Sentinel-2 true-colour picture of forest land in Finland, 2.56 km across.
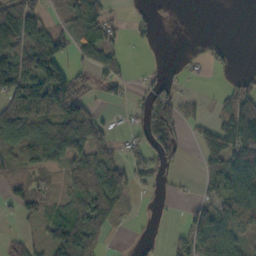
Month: October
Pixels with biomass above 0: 58%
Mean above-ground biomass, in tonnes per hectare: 62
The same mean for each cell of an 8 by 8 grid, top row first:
154 44 158 39 21 1 0 0
121 128 88 72 9 0 18 1
160 158 56 56 17 21 3 26
111 141 97 13 60 84 15 144
107 155 96 30 60 59 68 155
32 34 101 92 36 14 46 117
32 32 84 72 5 3 63 106
20 50 119 11 10 23 98 47
